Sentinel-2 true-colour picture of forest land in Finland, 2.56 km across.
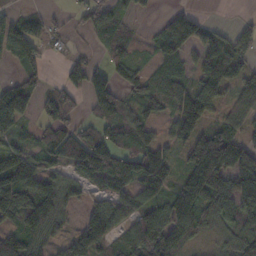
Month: November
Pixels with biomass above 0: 72%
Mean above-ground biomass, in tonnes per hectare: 78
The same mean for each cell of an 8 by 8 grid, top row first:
43 39 47 74 17 36 5 11
101 22 17 56 16 94 84 78
59 26 82 86 59 87 89 61
154 64 26 101 51 74 86 76
47 90 123 93 64 58 60 92
179 97 88 154 124 44 104 168
161 129 40 93 101 100 81 116
112 67 81 65 138 109 32 79
